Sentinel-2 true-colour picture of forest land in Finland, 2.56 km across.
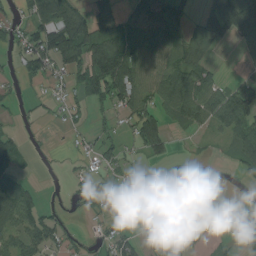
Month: August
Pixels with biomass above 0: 59%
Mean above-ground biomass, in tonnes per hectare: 50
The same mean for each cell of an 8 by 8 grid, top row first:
28 112 78 40 37 42 34 106
32 127 116 113 73 72 43 30
24 38 50 135 77 92 58 27
12 11 18 35 80 72 89 119
47 7 10 30 74 14 11 86
55 5 23 18 10 7 22 24
122 23 25 14 24 45 109 25
66 68 20 40 26 50 17 36
